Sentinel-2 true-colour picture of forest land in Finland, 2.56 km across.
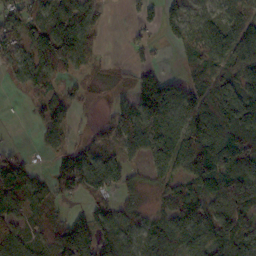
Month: October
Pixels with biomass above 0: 77%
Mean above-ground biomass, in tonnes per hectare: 73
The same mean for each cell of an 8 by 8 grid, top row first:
62 78 119 8 32 54 51 82
73 114 114 2 26 37 102 104
32 62 30 21 74 30 83 92
1 64 16 37 102 95 136 124
10 31 27 55 69 91 140 123
82 29 128 103 36 76 154 116
65 62 11 55 34 123 120 105
87 79 79 61 74 108 123 140
